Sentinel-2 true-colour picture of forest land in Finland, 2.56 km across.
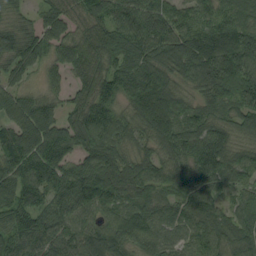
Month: August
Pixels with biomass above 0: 95%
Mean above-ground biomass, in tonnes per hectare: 92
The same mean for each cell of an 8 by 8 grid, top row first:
44 78 58 84 92 88 78 79
97 83 83 108 104 113 149 180
55 41 60 95 115 84 131 146
97 86 81 88 114 91 72 87
106 136 90 94 57 107 126 66
104 114 104 123 90 87 108 64
110 89 82 65 78 81 101 70
87 82 99 119 75 56 91 96
